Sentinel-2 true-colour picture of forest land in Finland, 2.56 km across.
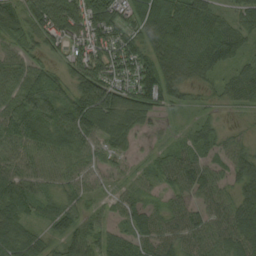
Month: August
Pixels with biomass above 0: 90%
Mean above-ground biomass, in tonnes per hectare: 67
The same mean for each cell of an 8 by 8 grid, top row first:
78 132 123 88 78 102 63 55
48 51 76 97 67 92 85 49
73 81 101 84 112 64 36 64
106 102 141 113 88 24 20 25
82 87 82 64 17 32 44 37
82 54 57 30 38 64 52 76
70 49 44 34 48 38 44 78
90 42 68 54 49 51 59 76
